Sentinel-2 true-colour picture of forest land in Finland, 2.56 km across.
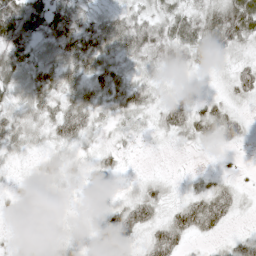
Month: May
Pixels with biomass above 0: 83%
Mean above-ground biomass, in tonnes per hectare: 32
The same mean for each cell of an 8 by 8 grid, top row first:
107 71 50 34 31 46 50 93
79 35 75 49 48 45 62 33
49 41 44 42 25 11 11 40
30 34 49 28 27 45 38 16
29 23 28 15 6 11 16 17
9 18 13 20 10 6 16 7
13 7 5 22 49 32 66 15
10 18 16 36 25 43 13 19
